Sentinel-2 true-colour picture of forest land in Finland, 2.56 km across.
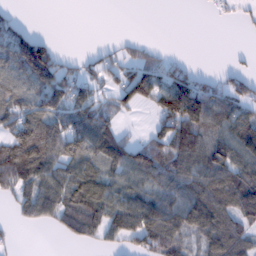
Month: February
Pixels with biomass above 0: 64%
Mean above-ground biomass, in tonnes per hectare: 78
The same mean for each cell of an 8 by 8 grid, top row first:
20 0 0 0 0 0 5 17
134 76 1 22 35 1 0 3
85 139 85 42 104 97 41 57
106 110 103 72 16 171 116 67
151 162 128 117 74 151 116 110
140 96 95 66 93 97 115 115
45 90 116 98 116 108 167 144
8 1 51 41 95 101 119 115
